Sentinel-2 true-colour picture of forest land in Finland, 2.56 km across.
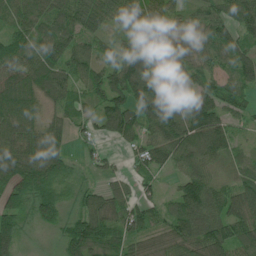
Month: June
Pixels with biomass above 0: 91%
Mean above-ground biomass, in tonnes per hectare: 73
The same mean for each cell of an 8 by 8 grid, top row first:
80 81 105 79 88 54 65 85
89 100 75 52 73 61 75 79
80 91 65 91 96 65 56 78
84 46 48 91 84 73 87 50
84 79 24 22 80 114 110 37
97 98 26 37 51 42 67 67
61 75 53 81 55 70 103 100
69 4 107 76 62 80 118 95
